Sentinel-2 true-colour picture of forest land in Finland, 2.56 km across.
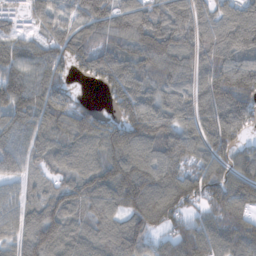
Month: November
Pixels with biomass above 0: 91%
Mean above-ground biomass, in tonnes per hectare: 116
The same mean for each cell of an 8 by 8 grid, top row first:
38 95 114 130 133 148 95 137
83 90 142 121 152 145 149 150
132 100 30 127 108 105 155 175
146 125 112 78 146 111 147 152
99 102 114 142 139 143 135 86
65 62 107 138 151 131 133 108
77 106 96 71 156 122 96 113
82 146 112 83 59 120 143 120
